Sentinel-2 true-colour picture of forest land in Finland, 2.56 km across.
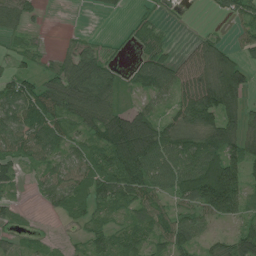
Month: July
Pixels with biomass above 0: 74%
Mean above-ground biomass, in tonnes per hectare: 57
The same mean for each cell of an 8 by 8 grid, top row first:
53 4 0 7 17 5 4 43
14 6 47 9 27 11 57 30
54 52 116 69 75 69 85 80
73 85 83 85 58 45 100 74
63 78 44 121 161 79 98 83
37 42 59 91 111 91 125 82
21 19 45 53 62 45 83 62
22 15 18 57 57 81 31 76
